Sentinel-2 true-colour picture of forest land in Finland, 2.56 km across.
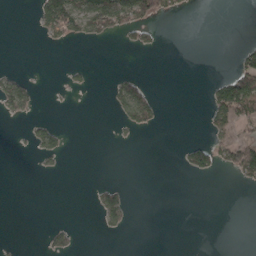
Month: April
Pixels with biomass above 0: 15%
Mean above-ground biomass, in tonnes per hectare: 22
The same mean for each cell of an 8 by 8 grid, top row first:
0 105 118 142 73 16 0 0
0 9 2 0 27 0 0 21
37 1 9 15 25 0 12 111
39 1 0 18 70 0 52 97
1 49 0 5 1 2 54 84
0 5 0 0 0 3 25 45
0 0 0 72 0 0 0 0
3 25 7 1 0 0 0 0
